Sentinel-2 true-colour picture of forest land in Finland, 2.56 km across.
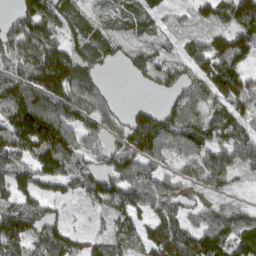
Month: March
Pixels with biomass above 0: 82%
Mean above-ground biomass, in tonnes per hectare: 92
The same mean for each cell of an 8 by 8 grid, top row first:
69 115 56 46 55 25 46 121
112 106 76 77 103 33 90 153
119 168 105 6 55 87 104 128
152 129 104 58 51 112 93 121
171 162 80 63 149 101 97 114
83 88 114 104 93 57 105 40
109 50 18 70 77 62 55 54
187 113 53 67 83 125 148 130
